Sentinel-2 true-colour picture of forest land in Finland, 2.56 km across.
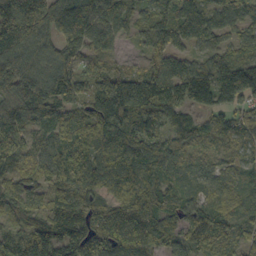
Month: October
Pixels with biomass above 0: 95%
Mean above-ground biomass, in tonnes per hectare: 93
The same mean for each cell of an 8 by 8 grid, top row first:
165 134 130 100 60 103 92 94
98 53 82 44 34 71 62 62
122 82 73 132 140 122 133 136
111 87 67 163 144 92 81 60
66 84 92 118 118 96 67 76
83 93 93 104 99 53 45 51
65 78 109 71 112 73 78 34
80 162 143 115 109 81 101 54
